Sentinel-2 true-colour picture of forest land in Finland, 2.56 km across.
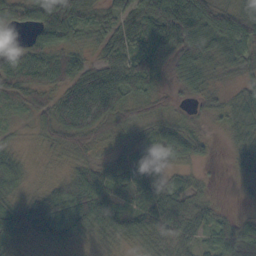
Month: October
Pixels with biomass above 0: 91%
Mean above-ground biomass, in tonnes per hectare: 53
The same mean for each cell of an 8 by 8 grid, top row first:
49 85 52 46 82 139 90 63
27 68 31 53 68 105 77 80
66 50 74 78 82 47 43 35
22 47 113 74 37 23 23 52
16 25 43 27 54 66 16 36
43 12 61 50 59 27 8 24
48 83 101 63 59 67 33 10
50 61 34 30 43 65 40 64
